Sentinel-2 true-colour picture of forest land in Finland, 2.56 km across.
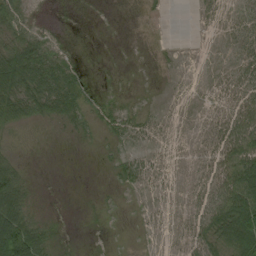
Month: August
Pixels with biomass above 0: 59%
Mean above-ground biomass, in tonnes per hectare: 28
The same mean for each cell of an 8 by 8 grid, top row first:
43 1 0 0 3 0 11 24
70 36 1 0 1 2 2 25
99 80 17 1 1 3 7 41
67 49 34 30 13 7 18 57
11 4 8 15 15 12 31 82
52 0 0 13 30 17 40 97
71 2 1 6 9 15 61 112
151 24 0 1 3 14 56 106
